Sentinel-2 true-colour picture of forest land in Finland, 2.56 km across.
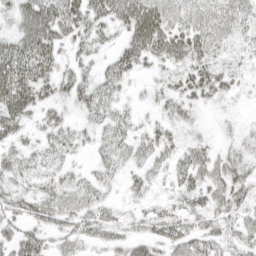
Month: April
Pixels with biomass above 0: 79%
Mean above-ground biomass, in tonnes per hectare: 35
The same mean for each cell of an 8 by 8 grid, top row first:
37 60 51 49 72 43 44 37
54 55 27 22 57 51 43 19
75 46 37 34 12 30 48 17
61 25 22 29 11 25 7 5
28 30 20 36 32 24 18 18
36 31 23 24 27 28 49 39
36 46 50 23 19 27 38 36
44 28 37 28 34 49 47 32
